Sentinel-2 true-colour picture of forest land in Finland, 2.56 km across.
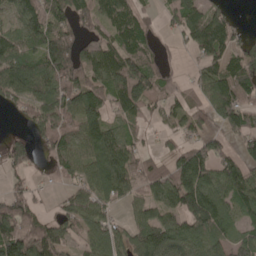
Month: May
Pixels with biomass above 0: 77%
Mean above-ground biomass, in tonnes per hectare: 97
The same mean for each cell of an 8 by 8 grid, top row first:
90 139 97 118 59 84 95 14
91 163 86 92 87 18 128 61
130 120 123 150 167 27 105 131
40 119 171 84 71 73 98 133
70 81 93 115 30 48 81 58
43 26 84 150 105 145 126 138
98 23 105 58 74 98 176 84
172 149 62 93 135 119 99 77
